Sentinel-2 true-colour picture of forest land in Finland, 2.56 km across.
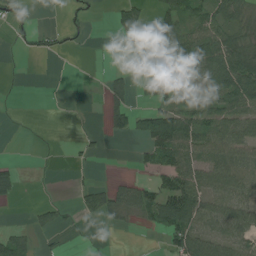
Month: August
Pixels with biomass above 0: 47%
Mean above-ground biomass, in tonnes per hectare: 35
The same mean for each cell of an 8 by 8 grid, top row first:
19 0 15 20 36 64 50 52
7 22 6 0 55 101 81 70
0 0 0 20 15 69 52 96
0 0 1 45 51 65 53 57
0 0 13 1 47 95 60 62
27 1 3 6 12 79 56 61
4 19 24 48 53 116 54 58
47 4 0 0 0 58 62 44
